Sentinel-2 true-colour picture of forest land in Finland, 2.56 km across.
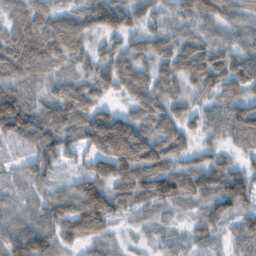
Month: February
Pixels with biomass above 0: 93%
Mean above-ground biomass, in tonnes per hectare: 72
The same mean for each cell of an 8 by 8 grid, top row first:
60 64 69 90 50 45 67 55
108 95 63 48 69 80 70 61
84 54 71 74 69 65 83 100
131 79 89 51 79 62 45 75
44 89 59 180 162 86 33 41
32 54 51 108 120 103 88 86
48 77 114 95 60 44 59 61
95 84 67 33 20 26 36 39
